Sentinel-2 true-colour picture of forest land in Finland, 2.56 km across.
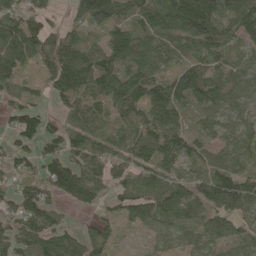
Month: May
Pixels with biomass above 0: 86%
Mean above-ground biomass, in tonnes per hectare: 71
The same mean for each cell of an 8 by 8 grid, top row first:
76 51 81 118 71 97 109 119
113 82 89 89 81 51 73 38
56 47 115 93 103 89 88 62
61 34 71 58 61 76 66 48
53 56 67 68 72 82 39 62
53 86 94 52 52 55 63 83
69 81 27 35 80 88 82 94
77 83 72 38 16 50 81 73
